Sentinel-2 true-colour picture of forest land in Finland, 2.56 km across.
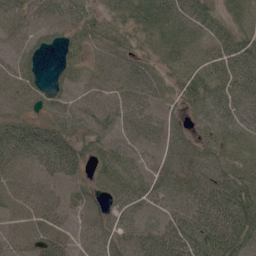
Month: June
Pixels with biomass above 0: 88%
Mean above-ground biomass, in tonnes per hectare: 49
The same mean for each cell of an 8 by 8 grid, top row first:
43 53 38 25 44 49 69 23
31 27 41 50 23 30 47 83
48 23 26 53 54 38 66 83
43 34 57 59 48 25 51 68
64 60 50 45 38 45 38 23
53 38 25 54 33 56 69 54
44 43 40 39 37 44 85 100
36 48 29 54 66 78 94 79
